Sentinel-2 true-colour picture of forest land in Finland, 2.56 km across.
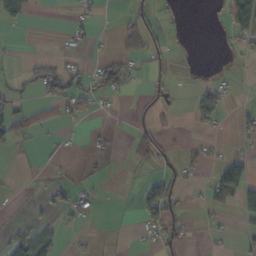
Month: October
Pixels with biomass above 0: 24%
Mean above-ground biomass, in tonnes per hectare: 21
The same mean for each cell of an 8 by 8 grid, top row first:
46 0 19 3 34 11 5 60
5 1 15 13 51 6 0 22
15 66 43 53 16 11 15 7
36 19 26 12 11 4 68 16
23 5 4 5 40 9 9 12
3 7 4 1 13 24 15 72
2 24 25 2 57 31 19 47
42 47 7 1 14 26 7 14
